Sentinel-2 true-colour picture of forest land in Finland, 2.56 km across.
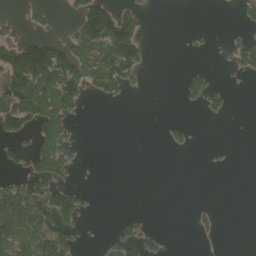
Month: May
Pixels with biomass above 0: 29%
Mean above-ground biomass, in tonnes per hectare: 44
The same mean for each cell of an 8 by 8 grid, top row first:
15 48 76 130 34 0 0 21
110 108 86 142 60 0 9 55
118 118 114 107 19 5 49 10
129 139 31 0 0 1 32 0
40 85 16 0 0 25 4 0
46 106 5 0 0 0 0 0
135 124 69 0 3 0 14 0
104 116 28 35 66 0 10 0
